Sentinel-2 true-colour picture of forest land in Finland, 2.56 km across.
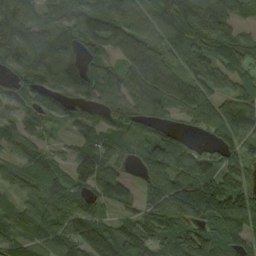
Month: September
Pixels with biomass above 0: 89%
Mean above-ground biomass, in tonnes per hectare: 96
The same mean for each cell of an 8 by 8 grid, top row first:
120 69 98 112 75 168 149 59
136 102 84 73 107 80 71 88
83 103 105 80 123 102 89 78
73 100 63 111 108 63 92 121
80 38 63 82 138 120 35 75
77 83 98 78 55 128 128 104
71 91 70 53 71 135 175 126
97 91 90 105 121 143 141 102
